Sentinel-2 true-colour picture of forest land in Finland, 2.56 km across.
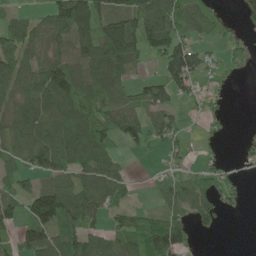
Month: June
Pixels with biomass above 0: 66%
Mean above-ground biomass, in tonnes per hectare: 65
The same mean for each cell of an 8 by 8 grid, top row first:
33 57 139 99 110 86 51 25
96 53 96 146 83 107 32 24
82 100 74 70 33 117 33 4
71 75 82 67 62 37 30 0
74 89 118 67 47 38 13 16
58 76 78 78 4 53 59 21
72 157 101 69 22 78 55 17
54 94 88 55 104 117 2 0
